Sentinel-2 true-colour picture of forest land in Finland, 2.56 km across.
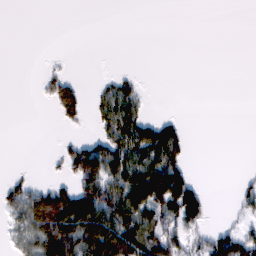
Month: February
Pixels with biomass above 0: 35%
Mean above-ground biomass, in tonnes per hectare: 37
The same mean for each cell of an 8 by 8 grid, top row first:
0 0 0 0 0 0 0 0
0 0 0 0 0 0 0 0
0 27 13 24 6 0 0 0
0 6 47 72 31 4 0 0
0 1 37 78 100 69 0 0
13 9 96 87 114 100 1 7
58 130 134 102 96 101 36 21
38 120 114 155 106 76 67 87
